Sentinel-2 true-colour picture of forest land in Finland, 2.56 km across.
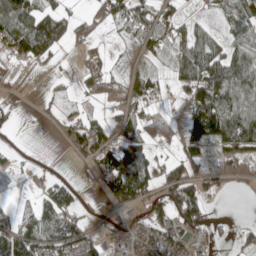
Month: May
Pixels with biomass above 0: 59%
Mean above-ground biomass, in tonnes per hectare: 51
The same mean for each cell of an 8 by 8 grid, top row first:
120 99 29 65 74 36 17 78
75 99 14 9 29 38 96 70
4 9 20 52 41 37 124 107
16 11 19 16 37 8 145 125
8 0 48 39 70 28 76 104
9 9 11 103 106 38 30 17
26 77 32 26 43 100 43 0
90 91 94 34 51 63 31 26
